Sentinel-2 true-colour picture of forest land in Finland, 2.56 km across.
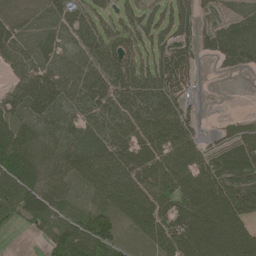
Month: May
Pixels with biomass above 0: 82%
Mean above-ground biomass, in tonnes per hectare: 63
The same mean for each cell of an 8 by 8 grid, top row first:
66 33 54 39 43 60 18 23
38 38 46 72 52 60 32 77
35 74 77 77 69 81 1 4
47 67 41 72 85 79 2 7
67 35 53 74 79 85 36 72
91 56 84 93 85 105 91 71
74 63 31 73 107 90 121 95
1 50 106 61 43 110 138 122
